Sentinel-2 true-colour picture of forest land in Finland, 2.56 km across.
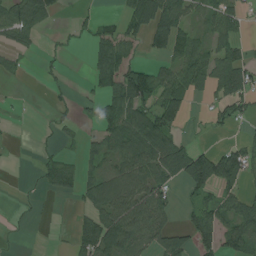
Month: August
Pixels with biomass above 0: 52%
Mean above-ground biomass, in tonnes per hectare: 50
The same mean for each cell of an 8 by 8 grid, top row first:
71 62 11 16 99 81 45 41
43 7 5 90 33 65 68 51
11 10 4 77 86 77 89 130
3 8 13 63 72 76 17 45
2 5 24 62 98 69 13 41
0 28 43 60 77 68 140 60
7 1 22 85 100 34 71 64
2 1 68 95 73 60 62 68
